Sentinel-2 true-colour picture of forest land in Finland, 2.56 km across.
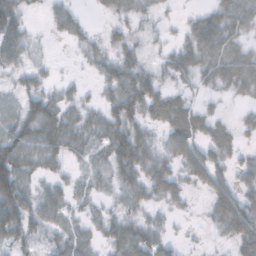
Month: November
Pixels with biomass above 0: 75%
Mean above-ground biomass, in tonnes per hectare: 33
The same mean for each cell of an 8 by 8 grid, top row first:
51 17 20 18 23 7 36 39
40 7 18 35 32 30 53 36
22 18 9 45 54 26 31 48
33 50 26 37 47 57 25 10
53 41 28 44 46 43 41 25
71 24 17 31 45 38 51 23
70 42 18 20 26 16 21 65
38 27 29 32 37 16 6 51
